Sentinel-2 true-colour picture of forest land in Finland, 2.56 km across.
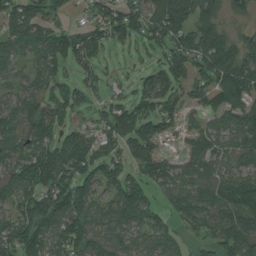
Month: July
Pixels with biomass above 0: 82%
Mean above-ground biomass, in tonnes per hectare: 91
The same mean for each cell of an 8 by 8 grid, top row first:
116 72 25 102 115 159 116 39
55 100 122 54 44 111 143 87
44 75 62 29 57 95 101 147
84 108 57 86 100 58 57 111
88 91 100 85 124 13 74 69
113 143 113 91 90 69 82 72
89 137 128 91 120 67 89 164
127 86 120 94 72 58 66 146
